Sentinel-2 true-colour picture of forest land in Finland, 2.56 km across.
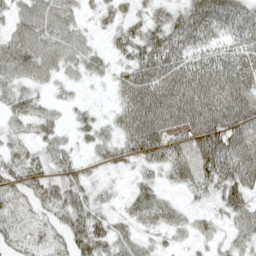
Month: May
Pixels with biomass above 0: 84%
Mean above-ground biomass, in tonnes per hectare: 45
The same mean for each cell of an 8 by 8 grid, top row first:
37 61 27 31 31 41 69 54
68 61 48 21 56 59 45 54
49 34 20 25 70 73 73 68
42 32 16 18 78 72 77 78
30 43 18 37 65 45 88 74
48 55 35 11 22 36 58 69
18 42 52 19 52 29 21 54
29 30 59 52 27 16 25 38
